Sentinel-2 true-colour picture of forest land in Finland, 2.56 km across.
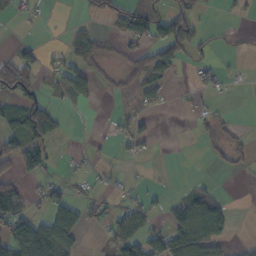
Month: October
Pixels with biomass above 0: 37%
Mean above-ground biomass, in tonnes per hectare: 36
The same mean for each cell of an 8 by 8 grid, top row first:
16 4 6 35 79 85 4 11
23 13 57 12 48 89 16 9
77 19 58 16 55 12 22 6
49 64 3 11 22 4 14 0
55 56 3 13 24 1 15 18
43 27 24 10 5 1 6 6
87 61 46 30 42 50 119 1
111 112 34 61 94 97 109 5
